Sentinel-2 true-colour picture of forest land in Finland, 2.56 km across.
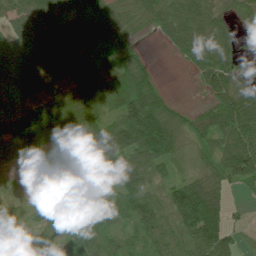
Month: July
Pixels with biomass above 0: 85%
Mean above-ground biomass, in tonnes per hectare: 64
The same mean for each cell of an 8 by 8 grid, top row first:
75 94 61 67 66 97 71 35
85 97 57 53 11 48 94 19
103 70 82 75 65 0 61 32
83 101 124 57 148 34 34 83
74 82 116 132 121 55 34 91
14 41 93 96 71 35 51 71
19 30 53 28 68 99 122 7
25 24 37 31 37 66 88 18
